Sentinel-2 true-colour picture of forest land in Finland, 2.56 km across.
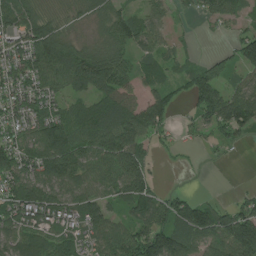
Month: July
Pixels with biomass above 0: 80%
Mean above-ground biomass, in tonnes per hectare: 83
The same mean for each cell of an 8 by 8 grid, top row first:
101 61 35 75 57 28 48 51
87 149 64 62 68 29 2 100
100 102 97 116 68 42 118 48
98 96 79 117 95 31 105 133
98 139 122 137 71 32 26 22
127 119 88 84 99 2 1 0
115 127 109 64 107 97 81 76
95 109 76 103 148 135 91 169
